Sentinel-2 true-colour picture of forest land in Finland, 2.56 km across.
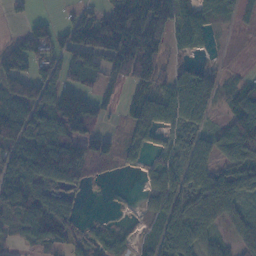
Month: November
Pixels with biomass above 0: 73%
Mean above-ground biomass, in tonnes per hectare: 74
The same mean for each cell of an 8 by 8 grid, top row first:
19 27 47 82 135 121 65 31
88 83 117 140 176 53 19 0
95 76 76 43 104 91 87 28
104 93 126 20 103 86 61 95
112 125 90 37 50 47 66 136
114 120 55 4 24 63 92 87
104 130 21 2 24 89 126 60
25 92 38 47 25 116 64 59
